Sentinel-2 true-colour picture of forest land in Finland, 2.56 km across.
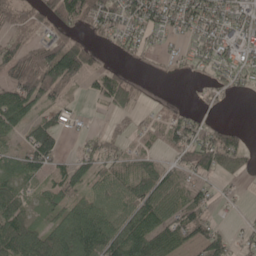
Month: May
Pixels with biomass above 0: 68%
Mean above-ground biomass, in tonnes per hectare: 53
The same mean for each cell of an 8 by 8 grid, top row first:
48 49 68 68 97 77 85 59
50 70 77 19 35 16 68 71
82 99 44 63 4 3 25 44
94 46 17 25 15 23 15 0
35 92 24 36 21 58 76 50
51 36 54 60 65 42 43 24
59 36 61 71 89 73 44 11
103 85 116 100 97 64 68 20
